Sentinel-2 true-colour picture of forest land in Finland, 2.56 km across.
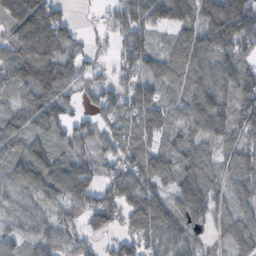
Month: October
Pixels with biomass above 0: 88%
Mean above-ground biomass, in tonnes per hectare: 81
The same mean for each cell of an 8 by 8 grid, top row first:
106 120 8 44 81 98 135 178
102 159 54 31 80 66 99 96
75 122 53 45 72 68 103 103
54 95 40 61 99 55 141 87
70 69 64 54 71 68 66 76
89 157 116 62 96 79 74 86
61 70 84 98 142 94 99 59
46 74 51 37 83 81 36 72
